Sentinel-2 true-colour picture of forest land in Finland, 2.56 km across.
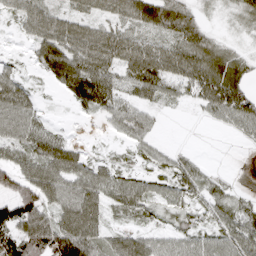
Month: April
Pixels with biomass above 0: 73%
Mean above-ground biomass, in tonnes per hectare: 43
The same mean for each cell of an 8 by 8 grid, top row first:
30 53 33 34 63 66 7 20
3 67 65 61 47 45 51 12
35 28 93 49 78 49 75 57
66 6 18 41 31 3 28 83
44 60 16 7 28 6 0 8
57 72 55 39 27 49 22 1
71 52 84 27 28 28 34 35
79 95 93 39 47 39 47 67
